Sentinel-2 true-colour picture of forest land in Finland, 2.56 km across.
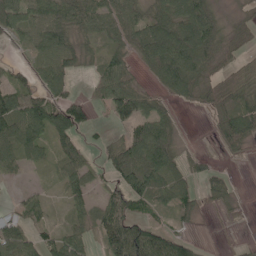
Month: May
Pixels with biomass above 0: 73%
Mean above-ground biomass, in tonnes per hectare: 52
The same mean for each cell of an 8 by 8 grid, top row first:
78 82 77 63 55 82 77 13
18 80 48 36 78 119 74 22
34 61 12 68 17 97 38 30
108 106 68 55 69 26 25 79
84 55 42 36 104 43 4 49
16 16 58 39 99 59 45 2
23 23 38 73 44 49 17 11
64 41 45 79 102 61 2 3
